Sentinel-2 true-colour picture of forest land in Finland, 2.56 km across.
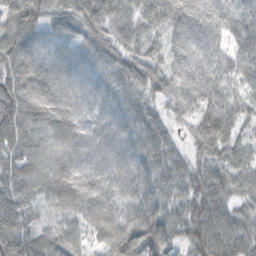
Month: October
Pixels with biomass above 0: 97%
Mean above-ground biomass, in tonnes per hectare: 64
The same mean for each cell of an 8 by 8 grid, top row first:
76 57 62 56 49 86 85 68
78 47 48 52 43 61 74 61
73 70 65 54 51 67 78 47
78 82 67 68 46 38 86 47
71 59 74 81 62 25 77 52
70 68 83 81 72 44 59 55
78 43 72 77 87 49 79 37
83 47 44 85 98 51 84 59
